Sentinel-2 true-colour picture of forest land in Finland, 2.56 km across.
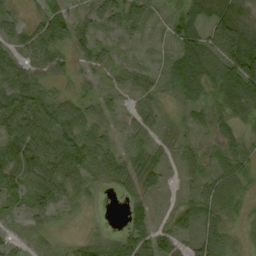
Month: September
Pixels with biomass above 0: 84%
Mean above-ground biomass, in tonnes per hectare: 44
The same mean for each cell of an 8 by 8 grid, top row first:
23 47 27 40 42 49 85 66
39 61 23 17 6 46 81 119
60 35 19 14 24 57 77 119
81 70 53 23 29 20 45 54
66 60 82 27 30 30 25 41
67 62 54 44 56 15 39 47
33 39 24 1 45 23 48 22
17 20 24 35 64 41 47 16
